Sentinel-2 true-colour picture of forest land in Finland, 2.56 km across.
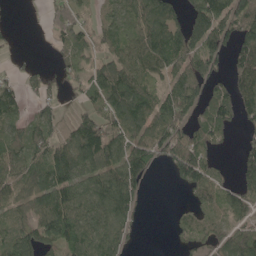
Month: May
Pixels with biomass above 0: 71%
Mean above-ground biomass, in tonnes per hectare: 87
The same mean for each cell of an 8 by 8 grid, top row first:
1 32 55 64 93 53 171 116
15 18 94 72 108 122 120 102
43 45 72 156 106 87 92 106
68 54 60 126 128 147 100 91
90 142 152 132 126 129 82 33
93 120 107 115 83 63 87 67
66 121 119 126 27 12 62 72
92 107 110 96 10 29 56 108
